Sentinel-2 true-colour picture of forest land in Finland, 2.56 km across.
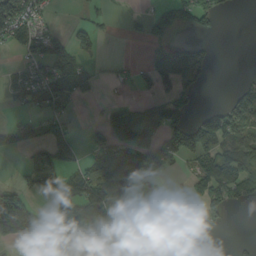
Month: September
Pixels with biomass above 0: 43%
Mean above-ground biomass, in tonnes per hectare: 55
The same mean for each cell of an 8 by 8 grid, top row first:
143 22 8 12 25 64 63 1
46 109 65 0 17 62 29 0
37 99 59 16 32 89 26 15
13 57 6 44 52 74 40 93
54 74 26 70 72 103 102 97
8 71 64 164 128 14 82 96
162 45 102 113 95 67 85 18
80 11 34 32 12 28 1 7
